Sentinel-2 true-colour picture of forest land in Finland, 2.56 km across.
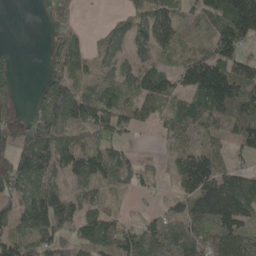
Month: May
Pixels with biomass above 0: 78%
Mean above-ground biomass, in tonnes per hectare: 77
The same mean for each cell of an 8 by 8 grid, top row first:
0 34 32 21 71 68 105 187
6 33 77 66 57 63 60 90
33 57 65 65 84 55 172 115
28 119 132 112 61 59 114 122
100 132 76 58 8 41 53 63
147 107 96 75 42 75 158 79
82 120 79 30 10 46 121 118
95 82 68 87 86 83 88 80
